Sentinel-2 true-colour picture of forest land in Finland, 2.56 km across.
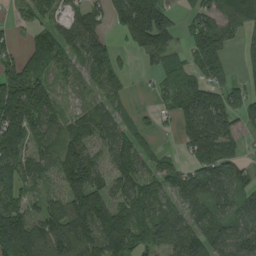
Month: August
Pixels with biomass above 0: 79%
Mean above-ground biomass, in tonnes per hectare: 80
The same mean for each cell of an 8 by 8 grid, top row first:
23 45 61 69 184 60 79 93
32 103 82 61 81 46 110 27
105 55 48 71 7 66 85 31
161 85 36 75 15 77 140 61
99 76 94 110 56 12 114 31
87 48 145 91 94 70 89 63
105 63 137 110 69 62 65 52
163 119 125 112 86 104 115 71
